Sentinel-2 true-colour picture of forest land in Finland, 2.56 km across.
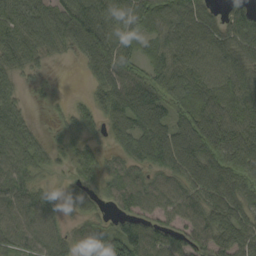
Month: September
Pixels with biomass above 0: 87%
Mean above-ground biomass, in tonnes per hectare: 66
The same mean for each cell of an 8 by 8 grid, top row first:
103 97 100 67 86 77 48 52
97 72 70 90 49 83 88 73
40 12 6 62 53 44 84 88
67 6 30 65 95 48 61 96
88 36 43 29 92 94 74 69
66 24 42 53 55 61 98 68
76 70 43 36 63 68 84 73
74 80 55 94 100 59 66 68
